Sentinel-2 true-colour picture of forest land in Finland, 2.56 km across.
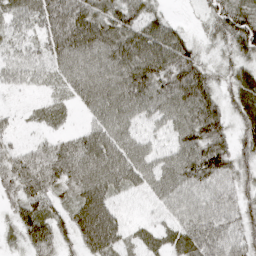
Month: April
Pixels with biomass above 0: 92%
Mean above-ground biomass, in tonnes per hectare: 63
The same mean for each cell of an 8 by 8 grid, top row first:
46 65 81 64 46 9 41 77
37 50 87 79 57 69 20 69
37 33 70 82 96 96 71 59
14 35 25 77 57 82 103 53
39 52 76 78 45 67 97 45
97 106 87 89 63 79 92 49
51 60 90 69 27 53 63 52
28 78 83 96 44 52 77 52
